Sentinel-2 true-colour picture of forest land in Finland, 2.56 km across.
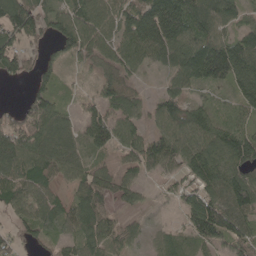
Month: May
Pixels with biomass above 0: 84%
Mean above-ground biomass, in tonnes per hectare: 81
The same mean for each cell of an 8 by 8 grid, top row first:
121 77 93 88 152 184 112 65
81 40 111 82 140 127 140 116
32 53 11 67 19 65 91 94
44 102 48 77 53 100 74 38
112 100 55 89 96 114 105 114
96 78 65 65 49 47 118 88
60 75 96 50 23 24 147 121
41 42 75 79 33 47 91 96
